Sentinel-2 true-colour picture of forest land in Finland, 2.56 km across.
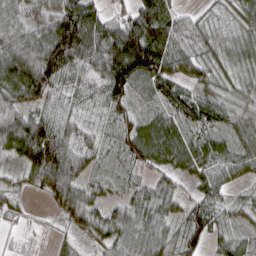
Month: March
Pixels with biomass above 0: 88%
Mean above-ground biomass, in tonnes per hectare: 68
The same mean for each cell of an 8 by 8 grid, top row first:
66 74 126 44 107 58 24 59
94 120 128 120 170 82 58 62
121 119 67 133 76 67 50 45
81 73 48 68 37 59 81 38
104 149 62 31 102 75 60 41
23 112 79 27 32 47 60 39
26 16 86 45 74 49 87 35
7 8 31 68 67 59 58 42
